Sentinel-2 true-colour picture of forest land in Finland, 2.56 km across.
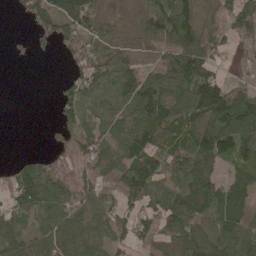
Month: May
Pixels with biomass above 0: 76%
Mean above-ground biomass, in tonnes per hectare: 70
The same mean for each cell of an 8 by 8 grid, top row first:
16 120 115 17 59 102 63 91
9 13 94 51 49 95 85 25
0 0 86 83 87 115 96 25
0 1 66 69 88 86 116 113
0 10 62 57 105 70 115 105
74 122 67 67 142 67 74 57
73 88 80 61 58 72 78 71
85 81 87 62 54 78 101 95
